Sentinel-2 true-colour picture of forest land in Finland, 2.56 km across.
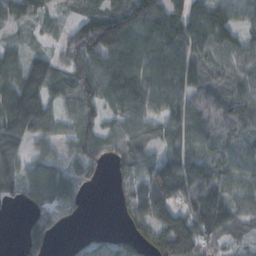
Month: October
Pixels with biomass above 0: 84%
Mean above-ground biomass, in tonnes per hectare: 93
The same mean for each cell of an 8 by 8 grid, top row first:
81 48 35 102 127 101 118 59
55 39 124 162 128 145 104 92
115 132 117 140 130 124 70 84
186 100 101 64 82 103 91 100
87 54 91 62 81 99 90 64
90 130 63 30 109 203 118 97
11 85 33 9 119 134 190 87
10 60 16 38 83 205 102 48
